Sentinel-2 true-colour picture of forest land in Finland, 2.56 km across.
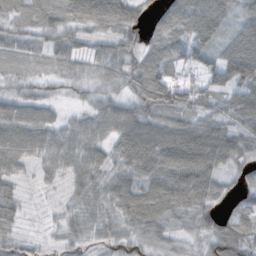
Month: October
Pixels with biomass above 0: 90%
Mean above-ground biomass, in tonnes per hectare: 54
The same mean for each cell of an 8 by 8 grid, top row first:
53 48 79 92 28 52 82 41
33 47 42 57 37 51 51 62
30 24 39 51 85 47 46 71
69 43 23 59 64 72 47 73
88 69 70 58 98 102 103 60
44 34 60 47 68 95 87 32
44 7 40 46 78 69 49 25
37 13 31 32 40 26 39 61
